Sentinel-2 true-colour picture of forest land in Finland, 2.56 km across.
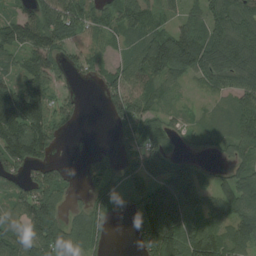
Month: August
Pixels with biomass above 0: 80%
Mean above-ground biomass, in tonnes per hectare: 78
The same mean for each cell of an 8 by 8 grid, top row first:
58 99 94 59 80 39 73 87
81 100 40 27 87 132 113 120
76 94 19 57 86 52 71 100
145 87 26 58 75 32 26 89
142 88 4 26 85 30 18 74
69 82 28 78 99 110 29 73
71 122 35 69 133 158 82 87
125 143 91 20 103 136 139 89
